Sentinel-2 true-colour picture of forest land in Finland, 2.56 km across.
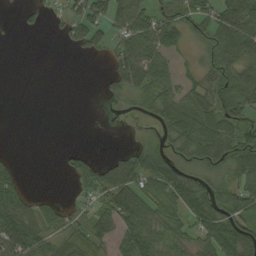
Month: September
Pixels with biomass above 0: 61%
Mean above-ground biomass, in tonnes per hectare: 42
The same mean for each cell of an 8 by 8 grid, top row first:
7 13 53 54 52 61 48 73
0 0 23 39 69 38 41 42
0 0 0 34 64 42 50 58
0 0 0 4 26 72 74 61
0 0 3 0 24 48 75 86
33 0 56 56 67 62 39 58
62 45 17 76 73 54 69 58
94 52 55 48 73 43 65 81
